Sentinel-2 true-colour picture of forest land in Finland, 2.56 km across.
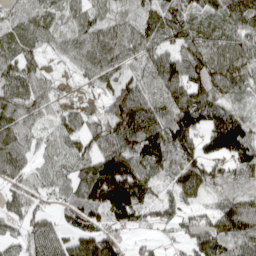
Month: April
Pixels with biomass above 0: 87%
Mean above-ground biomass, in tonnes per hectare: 92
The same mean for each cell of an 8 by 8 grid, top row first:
53 56 57 54 81 103 75 112
83 45 94 114 92 79 112 108
111 50 33 80 99 132 136 101
105 59 61 90 158 136 113 57
100 52 79 107 122 123 88 139
76 65 96 226 121 98 105 62
76 47 106 170 112 75 57 108
52 90 111 98 28 32 120 100
